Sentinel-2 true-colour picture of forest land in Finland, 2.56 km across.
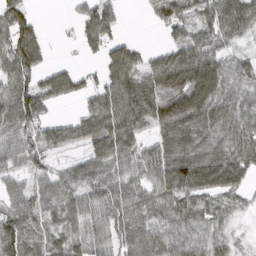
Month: March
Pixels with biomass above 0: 83%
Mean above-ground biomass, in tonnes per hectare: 71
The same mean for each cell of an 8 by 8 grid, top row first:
85 1 37 49 13 80 72 100
103 33 26 60 28 63 70 31
83 60 45 85 92 117 140 81
107 41 37 110 150 128 106 78
69 66 52 87 60 101 71 85
48 54 77 62 64 137 121 79
68 60 66 79 79 65 50 21
106 39 37 62 91 102 71 17
